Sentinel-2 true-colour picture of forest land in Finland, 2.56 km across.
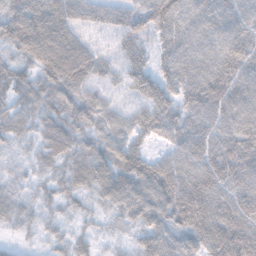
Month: November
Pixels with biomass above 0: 96%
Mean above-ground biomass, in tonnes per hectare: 62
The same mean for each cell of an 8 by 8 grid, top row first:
94 103 67 57 73 90 67 62
64 111 77 29 45 68 57 78
62 68 80 36 60 69 84 76
42 46 66 57 64 69 76 70
27 46 42 68 42 57 71 84
23 29 52 84 89 78 80 70
37 33 32 47 80 90 89 73
15 29 35 24 59 65 83 91
